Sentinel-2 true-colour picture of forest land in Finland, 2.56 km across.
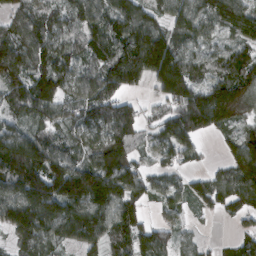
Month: March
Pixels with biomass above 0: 87%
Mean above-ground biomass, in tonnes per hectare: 118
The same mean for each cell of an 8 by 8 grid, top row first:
81 95 114 139 118 108 129 136
135 121 87 136 243 135 73 94
133 150 95 140 108 232 94 157
89 114 98 119 51 122 247 137
174 111 87 142 52 133 15 109
195 182 178 173 75 57 55 159
164 199 162 148 57 62 56 97
67 112 114 104 117 62 18 69
